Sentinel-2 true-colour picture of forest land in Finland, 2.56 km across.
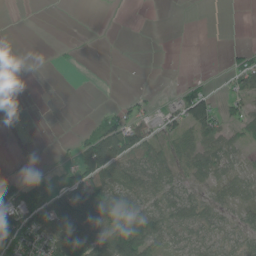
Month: May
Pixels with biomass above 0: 48%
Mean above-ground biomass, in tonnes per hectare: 34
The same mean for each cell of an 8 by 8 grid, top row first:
0 1 1 0 0 0 0 0
0 1 4 2 0 1 0 20
0 0 0 2 3 11 21 39
3 0 0 23 34 67 82 39
1 3 51 122 66 35 39 20
19 32 81 55 61 36 28 32
126 119 102 72 52 56 41 28
99 80 98 90 88 33 38 35
